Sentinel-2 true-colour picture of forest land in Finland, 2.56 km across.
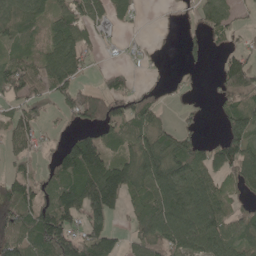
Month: May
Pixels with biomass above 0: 67%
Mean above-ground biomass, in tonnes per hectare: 73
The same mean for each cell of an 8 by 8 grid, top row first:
94 58 71 50 5 11 57 23
47 62 66 5 6 2 28 27
91 99 43 28 4 11 5 121
47 22 108 76 78 13 8 116
53 12 136 54 107 90 38 138
50 48 148 163 128 124 84 69
106 110 141 121 68 146 150 32
113 153 110 87 81 117 145 81
